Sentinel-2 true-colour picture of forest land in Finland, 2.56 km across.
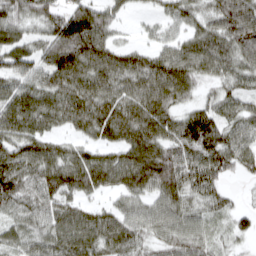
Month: March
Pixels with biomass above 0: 89%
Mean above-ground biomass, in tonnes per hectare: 74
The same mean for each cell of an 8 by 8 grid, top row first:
73 71 104 56 16 52 64 110
72 82 125 75 40 67 93 93
70 78 92 81 90 105 49 61
91 87 86 91 94 64 75 60
80 66 49 66 111 77 92 72
96 95 108 90 123 105 81 31
60 67 57 47 55 73 54 26
55 76 90 79 54 67 45 27
